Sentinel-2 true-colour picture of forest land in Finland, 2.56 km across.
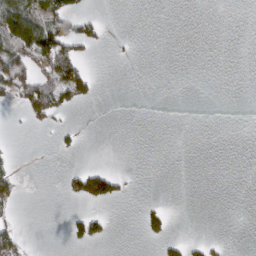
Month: March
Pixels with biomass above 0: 15%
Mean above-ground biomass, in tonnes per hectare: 17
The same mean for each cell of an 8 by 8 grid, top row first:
84 58 47 0 0 0 0 0
67 105 42 4 0 0 0 0
60 74 93 0 0 0 0 0
7 61 7 0 0 0 0 0
2 1 14 0 0 0 0 0
29 0 63 68 0 0 0 0
15 0 7 9 23 2 0 0
37 0 41 9 19 26 16 0
